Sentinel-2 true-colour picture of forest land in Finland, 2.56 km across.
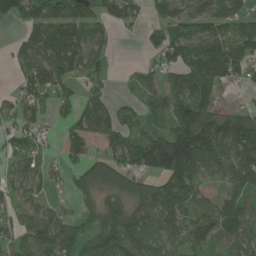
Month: June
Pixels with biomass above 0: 74%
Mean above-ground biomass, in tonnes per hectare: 90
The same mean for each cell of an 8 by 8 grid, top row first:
95 142 152 88 50 111 122 100
53 176 141 45 28 118 133 138
42 122 56 22 51 73 137 48
55 51 75 76 63 123 109 51
52 20 91 119 122 195 193 170
53 43 59 76 83 169 64 116
52 55 30 76 99 103 57 90
66 127 94 138 79 67 98 68
